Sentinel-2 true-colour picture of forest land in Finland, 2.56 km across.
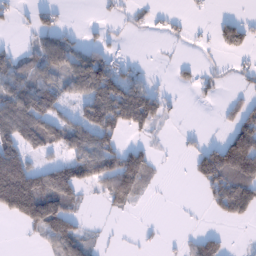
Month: January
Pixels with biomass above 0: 46%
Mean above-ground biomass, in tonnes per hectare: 59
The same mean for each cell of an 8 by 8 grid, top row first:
15 35 0 10 19 15 6 28
22 90 57 27 0 5 9 57
93 82 121 151 46 18 23 17
129 109 64 163 136 10 1 49
99 90 105 75 28 5 32 168
192 105 104 123 76 0 107 167
141 169 33 22 4 2 22 95
0 68 78 1 6 6 52 1
